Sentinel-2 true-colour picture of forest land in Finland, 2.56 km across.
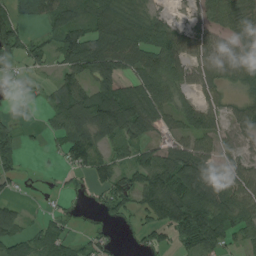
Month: August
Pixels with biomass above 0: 69%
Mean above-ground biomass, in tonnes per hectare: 62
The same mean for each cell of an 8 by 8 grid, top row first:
49 62 63 94 60 10 39 54
65 43 127 127 101 81 52 58
11 17 72 80 85 66 48 64
6 37 119 179 115 76 81 48
32 12 95 59 52 51 53 23
32 2 18 74 91 116 103 60
23 8 6 43 69 154 134 79
74 55 27 18 22 50 117 42
